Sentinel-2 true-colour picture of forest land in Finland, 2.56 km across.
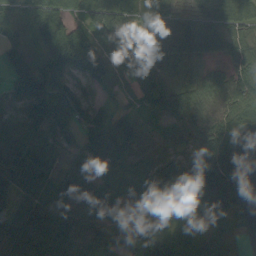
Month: September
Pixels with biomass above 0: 94%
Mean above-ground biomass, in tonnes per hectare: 84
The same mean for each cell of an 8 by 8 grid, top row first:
71 134 52 122 72 102 106 79
82 133 206 125 110 121 116 77
97 122 93 73 36 25 42 64
71 114 81 47 37 59 54 77
119 56 51 80 60 42 82 87
114 52 86 37 63 155 144 99
98 97 63 59 77 71 122 89
90 100 70 62 75 73 54 33
